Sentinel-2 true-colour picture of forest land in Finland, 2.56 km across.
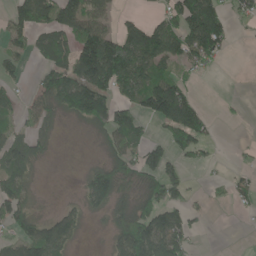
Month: June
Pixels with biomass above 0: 54%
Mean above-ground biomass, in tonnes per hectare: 67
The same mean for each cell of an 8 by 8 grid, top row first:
63 77 94 38 24 80 155 29
37 116 121 174 151 98 120 1
38 82 155 177 122 69 6 0
40 61 118 125 69 158 32 7
76 28 0 52 61 78 40 7
80 1 16 109 80 69 6 20
80 5 41 62 82 81 16 15
65 123 21 46 174 112 1 0
